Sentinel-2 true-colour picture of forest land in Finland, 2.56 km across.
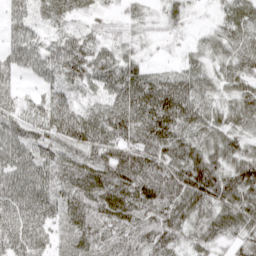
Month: April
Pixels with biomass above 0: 92%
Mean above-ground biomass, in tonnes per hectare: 67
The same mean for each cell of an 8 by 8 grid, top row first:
42 34 25 24 25 28 7 52
57 56 71 42 19 10 35 69
31 46 62 79 78 67 44 70
55 83 66 91 108 129 63 67
83 61 78 97 89 89 73 52
89 67 83 99 98 108 119 94
84 74 81 91 86 84 75 87
79 56 62 63 72 57 59 59
